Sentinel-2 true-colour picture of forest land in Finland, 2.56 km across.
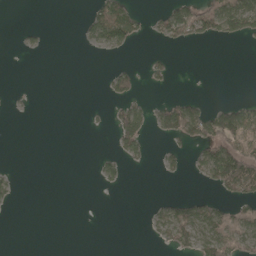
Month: May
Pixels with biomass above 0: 23%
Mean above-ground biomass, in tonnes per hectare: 24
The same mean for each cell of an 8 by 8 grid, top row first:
0 0 6 85 21 68 84 113
3 5 3 43 2 14 2 2
0 0 0 32 18 8 0 0
1 0 0 18 38 81 51 71
0 0 0 11 36 20 67 95
10 0 0 22 0 10 48 146
5 0 0 0 2 44 45 44
0 0 0 0 3 43 65 66
